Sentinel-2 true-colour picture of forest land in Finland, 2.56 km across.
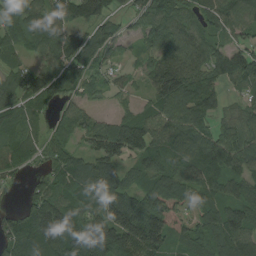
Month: August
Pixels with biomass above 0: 89%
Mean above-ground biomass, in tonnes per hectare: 93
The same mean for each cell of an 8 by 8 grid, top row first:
50 94 94 66 88 98 74 84
49 79 116 64 47 106 88 76
78 112 64 42 53 169 96 83
78 50 69 36 52 107 78 56
78 62 58 154 119 98 105 101
41 76 115 106 74 103 104 88
30 153 87 165 143 137 92 101
114 175 173 167 187 76 92 114
